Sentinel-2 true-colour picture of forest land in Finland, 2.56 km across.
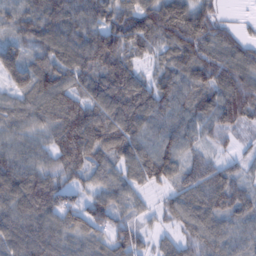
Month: February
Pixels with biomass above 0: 93%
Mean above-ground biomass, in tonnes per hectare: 83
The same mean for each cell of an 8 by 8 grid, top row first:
82 109 94 95 112 114 73 8
76 88 104 122 70 104 100 70
71 105 81 125 52 81 103 103
67 92 110 113 112 80 85 117
60 61 133 96 77 76 44 23
110 83 56 65 82 72 87 50
98 105 73 88 27 61 100 84
100 101 71 79 36 45 75 61
